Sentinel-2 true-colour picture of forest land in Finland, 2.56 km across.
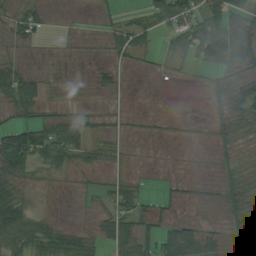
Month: August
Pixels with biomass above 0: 66%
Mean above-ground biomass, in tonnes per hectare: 35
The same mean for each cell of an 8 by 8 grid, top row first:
34 19 4 15 34 80 77 48
16 4 5 23 37 39 83 75
71 23 7 25 2 7 19 52
42 32 26 13 7 4 18 48
120 85 60 26 2 5 10 25
72 25 16 20 6 7 10 30
89 11 4 44 36 16 18 51
68 64 50 45 53 63 43 47
